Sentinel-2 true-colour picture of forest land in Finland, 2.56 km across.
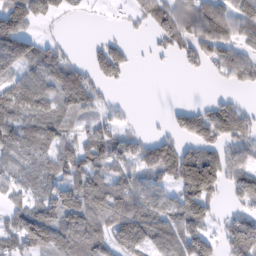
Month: February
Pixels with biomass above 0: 69%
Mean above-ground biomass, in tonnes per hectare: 68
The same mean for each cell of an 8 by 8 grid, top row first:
151 45 7 4 24 64 85 70
189 48 3 53 3 39 75 54
87 78 75 40 0 0 9 50
88 70 56 22 1 35 59 57
72 66 59 70 52 62 73 64
49 72 99 67 71 97 169 71
50 84 97 112 113 83 65 40
79 122 101 103 117 121 77 116
